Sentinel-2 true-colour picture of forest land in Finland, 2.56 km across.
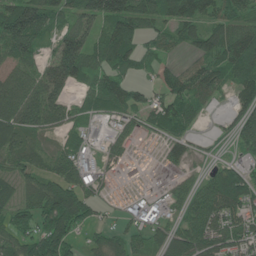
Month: June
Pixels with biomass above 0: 77%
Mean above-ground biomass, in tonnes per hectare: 71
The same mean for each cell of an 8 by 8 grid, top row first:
140 84 91 134 85 92 71 71
103 36 118 93 43 35 94 122
77 102 68 67 26 64 94 91
107 112 41 67 56 70 17 59
64 24 56 45 17 43 13 47
62 78 79 20 10 25 43 79
58 104 137 15 52 40 124 105
74 157 40 72 52 62 101 87
